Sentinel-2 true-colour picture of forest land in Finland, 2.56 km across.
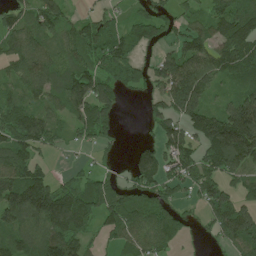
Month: June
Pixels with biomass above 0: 76%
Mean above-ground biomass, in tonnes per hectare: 88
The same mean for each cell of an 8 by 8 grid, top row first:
73 95 39 35 68 49 63 120
85 66 98 107 56 62 90 144
65 90 121 97 67 157 102 84
94 69 78 75 16 119 113 218
106 57 27 27 41 98 135 236
109 54 31 40 109 83 99 83
151 165 117 138 110 58 77 97
78 113 76 35 74 48 15 121
